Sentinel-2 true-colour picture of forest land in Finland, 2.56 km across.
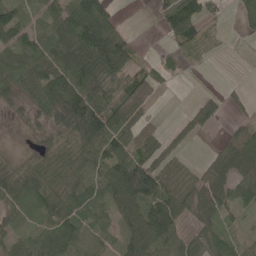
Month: May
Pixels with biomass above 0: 77%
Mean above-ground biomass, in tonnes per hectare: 64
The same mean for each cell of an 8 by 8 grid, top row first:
63 56 123 54 0 98 35 34
79 80 129 143 6 30 12 2
83 80 114 100 60 8 0 5
26 68 144 114 48 6 65 20
9 52 102 104 62 32 5 85
82 88 79 81 123 73 63 59
69 76 72 57 96 100 61 39
45 79 88 48 99 72 59 31
